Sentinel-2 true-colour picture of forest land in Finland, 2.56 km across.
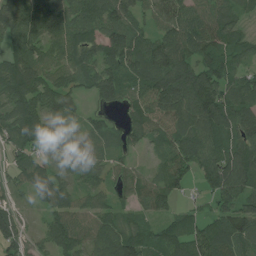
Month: July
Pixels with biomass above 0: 91%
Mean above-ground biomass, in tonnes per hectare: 79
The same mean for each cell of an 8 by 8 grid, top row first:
106 118 96 103 55 109 87 44
69 77 98 92 89 112 86 58
113 87 73 96 96 140 109 75
90 80 36 30 75 114 133 95
70 63 60 51 45 81 87 89
49 69 65 42 39 85 80 110
35 49 54 48 50 45 36 82
80 60 74 101 98 101 115 103
